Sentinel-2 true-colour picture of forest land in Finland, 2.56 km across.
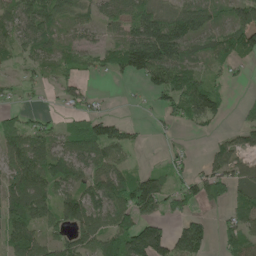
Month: May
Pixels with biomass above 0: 71%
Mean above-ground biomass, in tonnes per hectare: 70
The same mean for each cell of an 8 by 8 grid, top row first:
90 102 50 54 100 80 59 79
75 80 55 60 185 118 53 94
24 35 43 20 74 121 48 9
35 15 52 13 7 63 85 12
112 81 82 118 11 13 18 54
117 95 59 94 73 40 82 76
96 66 133 95 102 49 24 64
83 63 90 97 161 106 60 87
